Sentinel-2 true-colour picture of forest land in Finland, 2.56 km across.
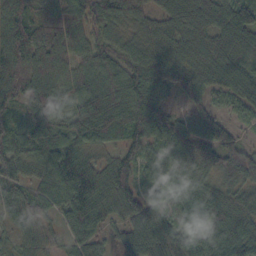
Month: October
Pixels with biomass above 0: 96%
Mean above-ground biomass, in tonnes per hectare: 82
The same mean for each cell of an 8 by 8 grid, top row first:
90 79 66 88 59 72 79 101
121 133 74 67 77 72 74 81
111 108 88 93 109 91 71 80
54 76 87 108 105 41 62 35
76 85 63 41 85 123 119 63
82 81 103 92 53 98 88 107
69 61 93 78 100 77 109 84
35 53 65 40 115 78 80 92
